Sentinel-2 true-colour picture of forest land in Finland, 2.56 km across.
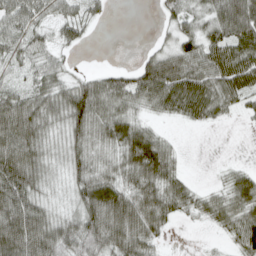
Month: April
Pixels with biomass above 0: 78%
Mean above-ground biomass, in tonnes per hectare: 56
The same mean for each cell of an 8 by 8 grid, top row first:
51 40 42 6 0 45 53 116
52 34 15 0 9 49 74 92
27 54 36 52 79 94 80 85
92 74 92 67 32 50 59 22
100 52 59 60 98 17 0 0
111 45 59 60 83 51 2 38
101 49 68 102 82 55 45 61
117 95 84 83 69 1 3 59
